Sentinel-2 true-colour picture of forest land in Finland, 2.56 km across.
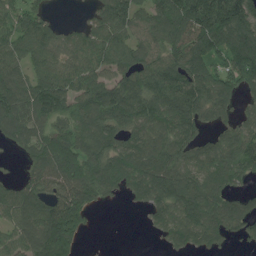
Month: July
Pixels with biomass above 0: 80%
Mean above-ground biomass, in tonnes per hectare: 107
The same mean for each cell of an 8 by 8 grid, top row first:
86 48 11 131 80 151 196 192
97 94 86 118 89 111 126 176
111 106 106 107 116 146 136 124
132 119 107 144 126 172 103 52
58 141 127 116 115 134 77 120
28 131 155 126 142 146 131 92
113 122 159 8 47 125 148 79
78 166 57 1 1 71 75 39
